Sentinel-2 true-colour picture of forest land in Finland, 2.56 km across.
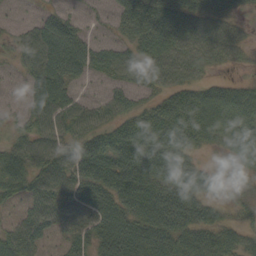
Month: September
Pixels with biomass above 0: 85%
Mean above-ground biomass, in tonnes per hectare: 53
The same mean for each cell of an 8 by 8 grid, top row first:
12 30 19 22 62 67 59 21
30 77 60 43 52 60 54 28
16 84 33 35 40 42 29 22
17 65 53 43 55 82 84 86
41 57 55 75 89 80 36 80
75 71 65 81 80 72 50 24
27 60 62 67 72 71 41 20
60 26 47 79 75 66 60 44
